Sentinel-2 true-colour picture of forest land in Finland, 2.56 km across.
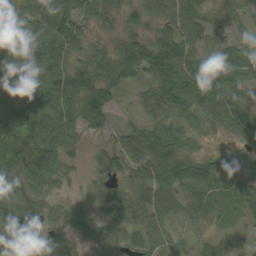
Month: September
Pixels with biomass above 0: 86%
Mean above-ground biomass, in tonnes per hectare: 57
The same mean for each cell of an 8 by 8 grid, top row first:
62 82 63 33 39 77 44 26
83 92 54 40 69 89 42 41
70 94 99 66 40 107 94 59
75 91 91 44 37 45 65 63
83 100 31 35 69 44 15 26
95 78 22 60 62 78 64 59
79 43 27 36 49 33 55 43
75 44 26 34 36 20 34 21
